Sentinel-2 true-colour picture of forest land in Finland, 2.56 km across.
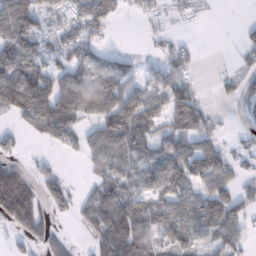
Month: February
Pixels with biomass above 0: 63%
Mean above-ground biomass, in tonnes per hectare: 63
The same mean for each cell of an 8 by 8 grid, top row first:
108 45 68 53 21 16 5 1
93 51 65 14 5 29 0 24
119 93 79 79 36 59 2 42
87 120 88 118 85 127 48 7
24 37 46 87 74 71 64 16
145 43 5 62 62 97 107 28
234 58 49 129 83 83 97 70
28 55 10 148 79 68 47 46
